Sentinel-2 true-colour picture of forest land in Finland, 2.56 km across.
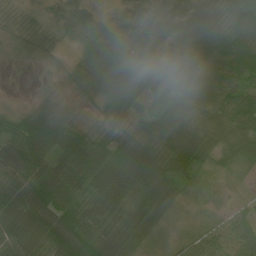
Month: June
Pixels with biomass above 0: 92%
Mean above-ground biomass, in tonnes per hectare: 59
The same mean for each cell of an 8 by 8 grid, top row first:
27 27 43 24 46 50 58 88
20 43 37 77 46 59 111 92
1 7 46 103 50 96 88 64
33 51 6 43 40 68 61 96
95 84 75 50 66 95 73 79
78 86 76 72 100 79 38 15
77 102 65 72 95 47 15 13
50 66 123 74 35 23 42 44
